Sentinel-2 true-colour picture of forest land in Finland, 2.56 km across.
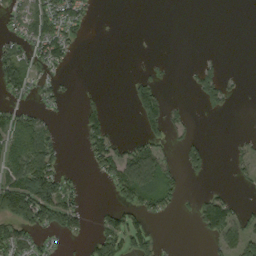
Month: September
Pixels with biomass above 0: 36%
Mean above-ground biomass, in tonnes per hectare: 34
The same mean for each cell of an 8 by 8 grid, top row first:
33 75 39 0 0 0 0 0
40 65 9 0 0 0 0 0
62 24 2 0 26 2 45 5
50 17 25 12 72 16 14 1
123 78 14 51 45 17 21 9
102 86 9 49 100 28 17 14
132 105 33 30 50 16 86 23
87 10 9 76 55 1 23 72
